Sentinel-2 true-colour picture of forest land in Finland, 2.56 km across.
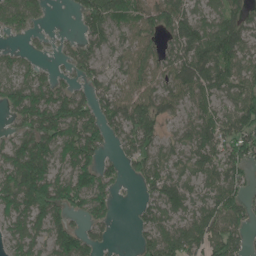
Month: June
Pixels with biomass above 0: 80%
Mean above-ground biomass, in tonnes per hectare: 78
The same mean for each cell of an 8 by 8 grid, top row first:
81 18 56 111 81 88 61 70
23 13 57 46 69 76 122 103
64 54 46 48 78 93 107 89
74 124 106 80 107 55 70 105
82 115 141 35 83 45 82 105
129 126 111 49 80 53 70 57
111 129 62 45 44 74 79 83
72 80 107 19 46 110 110 65
